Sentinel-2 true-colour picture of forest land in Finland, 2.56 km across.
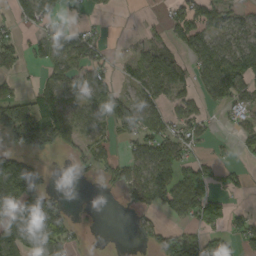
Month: September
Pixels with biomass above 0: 55%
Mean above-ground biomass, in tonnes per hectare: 62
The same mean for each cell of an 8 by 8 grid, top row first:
30 51 16 8 7 63 81 38
68 49 94 13 57 45 88 82
38 48 68 57 98 106 99 81
119 97 78 86 82 49 26 49
54 58 53 40 72 81 23 41
190 27 5 36 76 88 85 29
123 110 3 0 39 91 116 16
137 156 18 0 21 88 80 65
